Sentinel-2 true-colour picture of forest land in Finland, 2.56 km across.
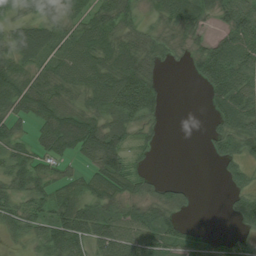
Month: July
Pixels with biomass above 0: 74%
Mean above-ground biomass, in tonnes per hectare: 50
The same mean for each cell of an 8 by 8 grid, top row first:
25 32 35 64 28 58 41 100
60 56 56 61 55 28 50 86
64 57 56 82 93 0 73 86
49 63 55 75 87 0 17 85
47 58 89 82 20 0 21 59
53 39 29 79 29 0 0 41
46 52 67 53 42 44 0 55
22 57 68 89 83 53 23 30
